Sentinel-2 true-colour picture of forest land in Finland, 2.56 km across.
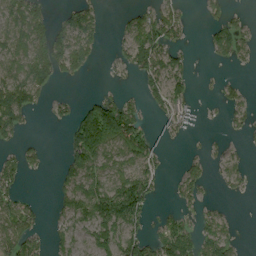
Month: August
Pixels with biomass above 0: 49%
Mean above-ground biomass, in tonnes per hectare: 45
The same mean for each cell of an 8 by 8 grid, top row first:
82 39 65 3 50 54 29 16
76 89 83 10 101 48 30 56
82 53 14 11 53 52 3 13
70 15 46 99 29 57 3 41
25 6 91 77 72 11 8 8
47 5 77 57 61 18 25 31
62 11 63 110 61 18 14 0
72 32 15 81 69 104 73 16
